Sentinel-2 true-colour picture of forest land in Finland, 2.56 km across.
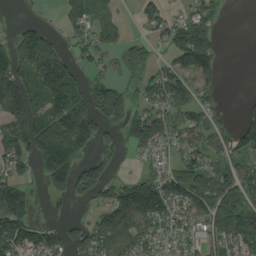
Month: August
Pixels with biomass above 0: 67%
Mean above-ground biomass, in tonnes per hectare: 88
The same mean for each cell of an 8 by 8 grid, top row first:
6 11 75 32 63 43 69 0
86 97 67 54 42 103 137 0
130 167 73 64 57 102 71 0
128 124 154 106 89 92 74 30
127 186 134 52 106 72 79 86
79 110 127 57 67 100 123 105
171 2 8 108 163 111 146 140
150 115 75 109 88 70 75 145
